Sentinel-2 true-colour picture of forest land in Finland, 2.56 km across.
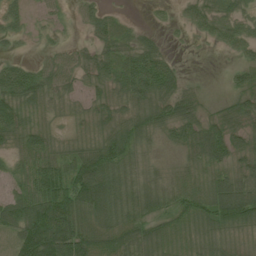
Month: July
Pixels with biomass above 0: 84%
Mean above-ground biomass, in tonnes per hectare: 52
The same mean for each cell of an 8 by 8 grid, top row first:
33 18 24 28 4 14 46 32
13 18 23 53 50 5 8 37
89 57 34 59 109 47 3 36
83 33 21 44 65 71 26 52
46 44 26 71 38 38 99 37
37 83 90 88 43 30 46 53
71 106 75 85 60 54 85 113
58 131 92 61 72 47 58 25
